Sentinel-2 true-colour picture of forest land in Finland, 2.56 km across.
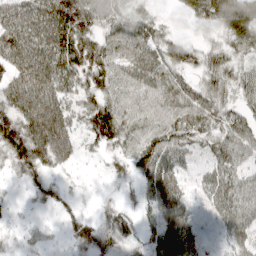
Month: April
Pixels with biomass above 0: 82%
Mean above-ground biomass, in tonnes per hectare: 51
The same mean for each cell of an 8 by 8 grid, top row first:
84 94 89 47 30 6 45 78
102 87 84 58 65 34 28 41
80 88 55 53 55 46 40 43
83 96 43 67 46 50 50 38
102 115 35 44 69 57 42 56
23 31 5 15 48 62 45 50
6 15 14 25 30 70 44 61
10 10 36 46 35 91 43 48
